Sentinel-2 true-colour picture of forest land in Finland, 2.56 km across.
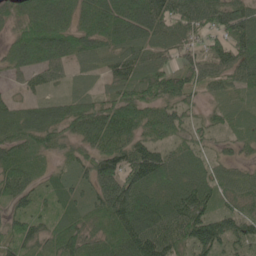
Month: May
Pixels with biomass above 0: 90%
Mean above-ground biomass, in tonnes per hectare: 64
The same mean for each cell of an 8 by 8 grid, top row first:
46 113 71 98 105 77 70 75
66 107 68 51 60 44 38 73
17 39 17 43 80 65 60 47
49 52 68 81 72 50 21 28
53 46 49 78 64 35 25 32
74 26 37 99 108 64 55 42
41 34 48 113 104 101 74 57
58 58 75 78 131 81 118 64
